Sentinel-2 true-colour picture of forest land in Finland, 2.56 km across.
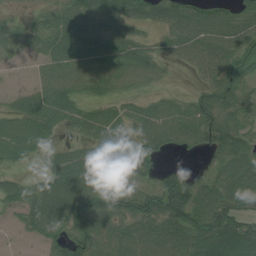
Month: July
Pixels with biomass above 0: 82%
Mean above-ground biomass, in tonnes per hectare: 65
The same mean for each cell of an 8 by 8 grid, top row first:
13 43 81 63 51 74 77 69
34 70 95 80 52 52 80 66
2 64 70 68 52 6 48 75
53 83 59 52 59 71 72 64
76 36 45 85 58 43 57 70
31 59 97 73 37 42 35 83
43 102 104 94 87 103 86 66
4 53 80 79 83 87 114 127
